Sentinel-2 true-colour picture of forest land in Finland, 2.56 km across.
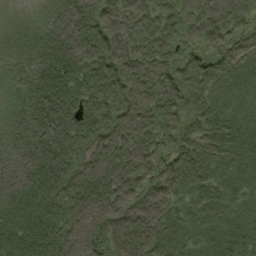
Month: August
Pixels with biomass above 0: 98%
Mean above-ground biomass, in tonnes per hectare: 71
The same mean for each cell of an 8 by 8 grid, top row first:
10 38 79 73 79 73 81 67
45 72 84 82 76 64 63 52
44 74 68 76 89 61 55 55
50 81 76 84 90 62 63 60
62 84 72 90 85 60 74 66
85 77 73 86 70 73 61 59
84 76 91 91 90 63 64 52
72 71 96 82 90 64 59 68
